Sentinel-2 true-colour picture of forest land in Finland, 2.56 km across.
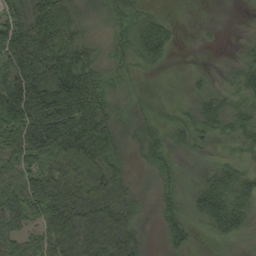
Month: August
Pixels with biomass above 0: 87%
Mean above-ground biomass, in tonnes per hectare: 52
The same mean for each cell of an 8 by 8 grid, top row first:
58 85 30 40 34 9 11 4
82 75 48 34 58 14 6 15
96 73 85 26 6 4 9 38
125 96 87 43 17 12 49 46
88 103 101 64 42 30 25 38
72 86 95 87 12 29 44 46
72 96 82 89 21 40 87 79
69 65 80 91 30 36 12 27
